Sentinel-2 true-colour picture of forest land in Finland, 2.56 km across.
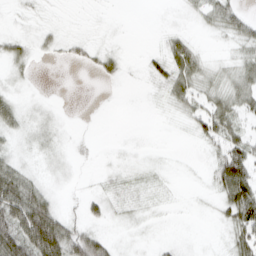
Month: March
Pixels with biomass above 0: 54%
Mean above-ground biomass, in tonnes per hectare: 17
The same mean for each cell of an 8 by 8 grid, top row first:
4 3 0 1 0 2 22 31
20 10 13 8 3 30 3 18
9 0 0 10 7 39 20 28
23 6 0 0 0 13 39 30
9 11 3 1 1 0 17 34
44 6 1 6 6 1 10 67
43 46 11 12 6 1 2 59
81 80 53 19 3 6 1 36
